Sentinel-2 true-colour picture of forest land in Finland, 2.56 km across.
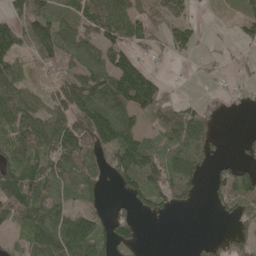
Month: May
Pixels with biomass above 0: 67%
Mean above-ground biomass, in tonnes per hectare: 75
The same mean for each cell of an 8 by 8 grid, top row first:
72 102 94 115 71 55 11 54
101 98 112 103 52 53 7 28
85 46 116 148 96 2 15 24
109 75 145 139 81 55 35 10
102 109 132 137 99 96 57 13
123 110 94 57 121 111 27 78
123 118 65 27 40 39 9 65
39 138 179 97 19 0 17 47
